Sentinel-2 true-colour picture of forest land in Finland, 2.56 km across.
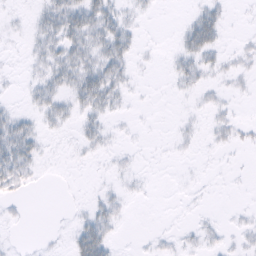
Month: February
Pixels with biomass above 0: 38%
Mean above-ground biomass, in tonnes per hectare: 8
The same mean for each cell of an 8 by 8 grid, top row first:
2 19 31 22 4 0 22 1
1 16 26 29 3 8 26 4
1 17 30 26 1 9 7 5
9 16 13 9 1 1 6 2
35 2 7 3 1 3 3 5
23 1 0 3 2 0 1 1
3 0 2 12 0 0 1 2
1 1 31 13 1 3 5 4
